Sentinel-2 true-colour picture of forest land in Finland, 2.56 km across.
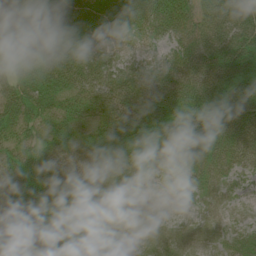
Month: June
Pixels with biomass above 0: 94%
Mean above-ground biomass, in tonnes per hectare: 53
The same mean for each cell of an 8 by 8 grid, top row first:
33 67 67 53 62 74 66 89
45 74 78 28 20 46 78 82
58 78 73 59 57 75 78 77
73 52 57 59 69 80 94 103
43 49 47 61 54 73 69 73
55 58 56 52 18 17 33 22
49 64 66 34 3 2 9 7
34 58 66 19 11 14 10 35
